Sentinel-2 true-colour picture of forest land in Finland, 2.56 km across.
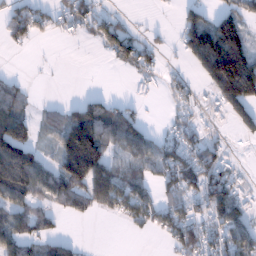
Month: January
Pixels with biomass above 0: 55%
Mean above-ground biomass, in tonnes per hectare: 65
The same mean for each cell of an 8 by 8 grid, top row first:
68 50 73 37 1 20 61 93
18 1 4 72 60 22 208 159
20 2 0 0 30 25 86 257
68 31 91 72 13 26 20 83
160 32 198 71 69 62 46 10
210 89 154 105 51 90 88 25
74 50 53 61 82 72 80 67
79 62 12 0 5 75 74 102
